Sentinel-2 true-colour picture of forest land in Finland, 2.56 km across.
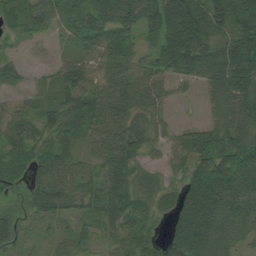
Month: August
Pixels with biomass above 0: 88%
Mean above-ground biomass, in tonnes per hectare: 70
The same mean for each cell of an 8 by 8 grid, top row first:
52 57 56 80 80 137 136 147
14 11 39 82 28 136 101 159
31 17 61 76 58 42 68 118
32 55 82 95 56 12 30 95
51 66 49 93 59 52 78 108
55 67 59 79 33 41 138 124
31 73 49 73 54 85 128 84
44 16 43 57 70 127 117 44
